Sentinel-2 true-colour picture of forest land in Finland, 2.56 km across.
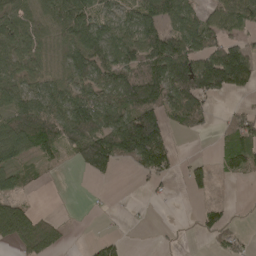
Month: April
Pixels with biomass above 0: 62%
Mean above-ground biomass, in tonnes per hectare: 69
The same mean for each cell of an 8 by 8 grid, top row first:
83 87 109 70 94 95 57 86
81 61 115 103 113 117 89 71
58 67 80 99 153 170 159 115
74 88 118 104 158 99 46 43
102 67 147 144 216 22 0 80
51 5 21 41 34 20 40 34
58 3 1 5 4 1 32 3
58 73 1 44 1 5 19 30
